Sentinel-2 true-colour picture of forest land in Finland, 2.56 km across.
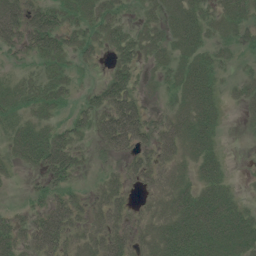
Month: July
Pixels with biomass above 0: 76%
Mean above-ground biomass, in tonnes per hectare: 43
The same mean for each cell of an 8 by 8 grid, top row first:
73 61 43 40 21 57 40 49
36 62 37 40 47 49 39 26
24 41 10 53 18 47 56 23
35 33 30 79 39 54 66 16
50 78 29 58 41 65 53 1
8 46 24 22 38 32 53 4
13 49 34 43 16 55 79 36
50 75 33 53 35 79 77 57
